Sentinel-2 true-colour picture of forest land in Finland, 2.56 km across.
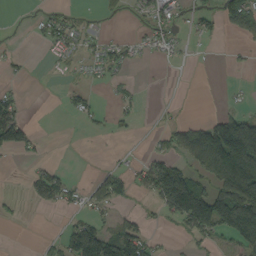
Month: September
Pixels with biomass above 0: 36%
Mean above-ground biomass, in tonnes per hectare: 40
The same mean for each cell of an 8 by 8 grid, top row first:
1 24 12 8 21 31 30 95
4 20 27 30 23 17 5 10
8 2 8 20 2 0 0 2
48 0 26 15 6 4 6 37
21 6 0 2 1 54 153 218
0 55 4 42 47 117 70 211
6 15 24 32 8 110 165 185
0 13 142 105 77 5 32 77
